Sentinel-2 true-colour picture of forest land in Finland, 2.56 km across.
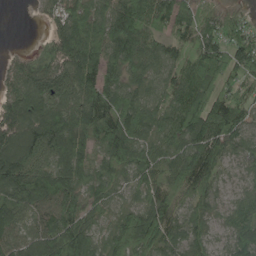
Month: May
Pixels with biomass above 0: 92%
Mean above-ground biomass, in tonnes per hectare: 89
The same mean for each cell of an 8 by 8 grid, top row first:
0 39 95 99 89 88 43 40
6 65 133 106 92 51 96 91
63 102 124 70 75 72 85 71
122 126 117 116 93 78 124 86
146 139 115 126 83 80 123 69
136 106 100 95 82 112 104 34
103 96 108 60 87 76 64 62
86 122 133 79 116 82 58 76
